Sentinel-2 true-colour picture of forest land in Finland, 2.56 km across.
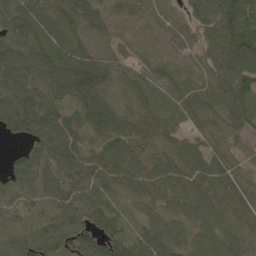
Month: May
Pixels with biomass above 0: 95%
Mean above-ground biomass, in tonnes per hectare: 81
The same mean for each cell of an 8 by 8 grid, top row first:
80 81 96 57 58 39 81 99
95 102 73 49 45 39 73 117
122 105 126 75 69 78 62 94
137 104 112 94 82 73 65 75
20 126 90 104 91 73 50 29
69 92 100 85 111 90 90 59
60 73 95 70 60 75 88 88
79 86 87 90 84 80 75 73
